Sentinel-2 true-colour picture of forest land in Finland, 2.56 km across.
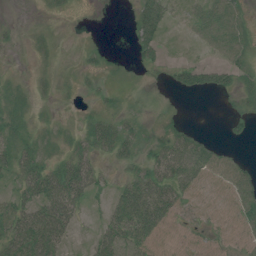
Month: July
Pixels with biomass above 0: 59%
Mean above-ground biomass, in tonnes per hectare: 24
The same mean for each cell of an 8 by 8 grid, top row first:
1 7 2 0 55 9 37 29
5 7 5 3 28 1 18 33
4 7 6 5 10 16 29 25
17 3 5 18 10 8 0 21
23 12 23 44 23 46 29 8
29 48 51 9 34 53 32 39
50 58 26 31 64 36 13 34
71 74 5 44 46 17 16 18
